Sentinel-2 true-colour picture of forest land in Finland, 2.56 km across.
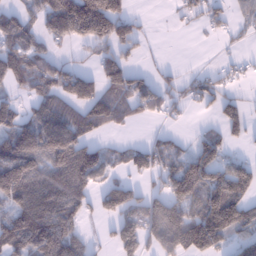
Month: January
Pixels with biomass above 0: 61%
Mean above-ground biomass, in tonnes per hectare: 93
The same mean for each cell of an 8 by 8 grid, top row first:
82 122 265 196 16 22 63 40
128 57 39 95 26 0 2 17
102 124 110 90 59 44 65 35
70 92 59 88 58 32 25 83
140 115 129 29 48 46 92 33
182 139 186 52 43 103 109 120
106 161 93 87 133 170 156 132
133 180 80 51 124 214 188 68
